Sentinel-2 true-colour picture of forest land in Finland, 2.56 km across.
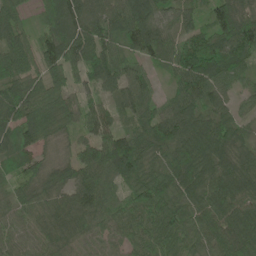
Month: June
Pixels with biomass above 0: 94%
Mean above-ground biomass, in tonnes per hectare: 74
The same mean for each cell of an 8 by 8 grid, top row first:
66 67 106 88 125 60 49 81
90 84 101 62 102 71 105 126
91 85 38 63 50 60 91 44
102 115 63 51 57 77 68 44
69 44 51 100 68 85 95 65
48 58 66 63 67 91 81 91
52 57 79 47 78 79 78 78
55 62 56 47 70 86 68 108
